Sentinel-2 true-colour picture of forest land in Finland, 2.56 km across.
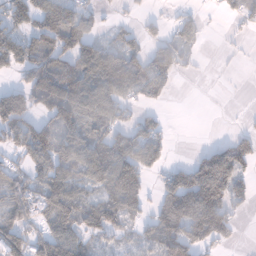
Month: January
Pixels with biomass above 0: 61%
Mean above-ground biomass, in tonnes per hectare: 74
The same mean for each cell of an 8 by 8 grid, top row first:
99 143 81 11 23 30 6 55
111 96 97 62 50 74 2 9
32 69 68 133 121 32 0 2
147 102 92 79 37 0 0 3
66 137 123 102 113 7 18 65
49 94 82 141 80 88 193 76
74 74 98 101 68 155 185 49
98 120 71 44 60 138 94 11
